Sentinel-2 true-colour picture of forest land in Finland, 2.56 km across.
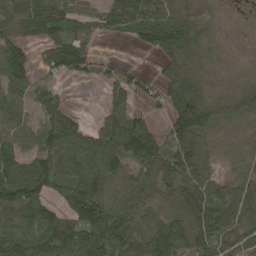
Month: May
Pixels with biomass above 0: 83%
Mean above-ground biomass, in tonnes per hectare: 109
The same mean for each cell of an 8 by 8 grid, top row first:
134 187 80 113 180 126 43 7
92 106 96 3 62 151 61 12
107 47 39 79 36 218 73 39
78 98 19 83 42 172 142 112
81 124 132 169 168 121 62 48
186 165 128 117 132 188 98 61
163 85 150 111 105 96 172 114
128 166 149 167 149 137 142 97
